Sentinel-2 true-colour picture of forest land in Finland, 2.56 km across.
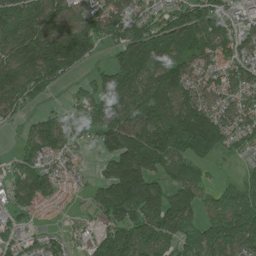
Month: June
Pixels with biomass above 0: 86%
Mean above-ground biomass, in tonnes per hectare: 125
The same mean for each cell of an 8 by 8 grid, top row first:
161 150 97 120 94 133 161 85
186 234 211 82 196 148 123 102
175 159 31 105 133 157 91 98
69 42 80 130 158 177 146 88
30 121 50 123 202 202 256 67
72 114 31 172 208 118 41 57
76 54 14 173 212 216 107 203
65 77 25 149 145 135 168 165
